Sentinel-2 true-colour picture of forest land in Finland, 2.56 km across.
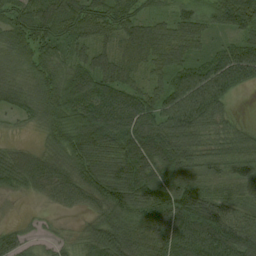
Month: August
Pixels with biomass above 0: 93%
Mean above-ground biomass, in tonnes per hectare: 75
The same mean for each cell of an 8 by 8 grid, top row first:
71 83 89 80 49 56 65 146
71 66 50 48 78 77 38 71
43 60 85 91 43 72 99 69
40 58 80 110 94 102 93 11
21 38 86 101 120 115 52 64
70 92 85 109 104 83 62 89
6 24 51 99 96 132 104 64
42 23 45 110 91 123 127 115
